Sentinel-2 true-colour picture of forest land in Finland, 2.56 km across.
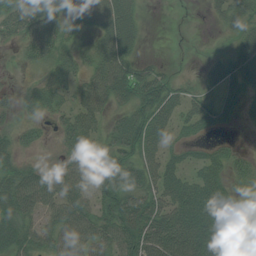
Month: August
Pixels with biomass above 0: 73%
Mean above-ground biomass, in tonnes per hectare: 44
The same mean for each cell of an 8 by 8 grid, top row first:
56 62 56 76 17 0 11 45
21 59 28 68 11 1 5 44
5 37 38 85 77 29 30 51
23 34 55 32 72 43 45 29
27 8 58 40 71 24 22 9
45 45 41 59 56 44 56 50
60 41 50 62 66 66 76 16
62 44 55 51 85 80 81 51
